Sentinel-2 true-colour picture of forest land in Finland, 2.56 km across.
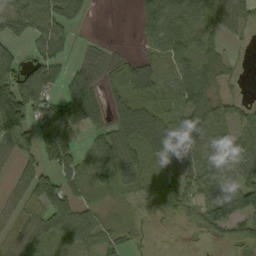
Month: September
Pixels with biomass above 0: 73%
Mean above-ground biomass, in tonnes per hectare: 53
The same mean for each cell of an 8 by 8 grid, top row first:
57 76 30 0 36 65 57 49
27 59 14 12 14 56 52 7
95 69 85 35 76 47 91 10
162 86 140 56 75 57 86 31
69 99 37 97 78 54 47 70
35 59 47 55 62 53 49 55
29 72 52 10 14 42 62 80
42 42 71 37 15 1 16 44
